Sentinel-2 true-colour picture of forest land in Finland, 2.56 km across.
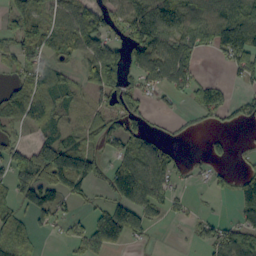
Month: September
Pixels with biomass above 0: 61%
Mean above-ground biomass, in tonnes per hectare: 66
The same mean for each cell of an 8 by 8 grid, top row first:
85 64 90 73 172 133 88 105
66 69 79 76 130 113 54 120
44 72 46 94 61 81 25 31
66 79 34 69 49 14 44 34
42 95 76 49 71 16 21 5
94 123 147 77 122 37 17 44
55 86 19 70 84 32 4 56
72 8 57 112 22 1 56 83
